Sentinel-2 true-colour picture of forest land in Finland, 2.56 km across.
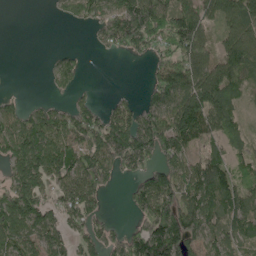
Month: May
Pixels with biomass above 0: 70%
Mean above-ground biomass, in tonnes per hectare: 85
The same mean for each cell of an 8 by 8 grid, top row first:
0 5 80 100 160 124 74 104
0 3 9 64 81 110 62 112
0 23 37 0 20 155 133 83
60 65 72 56 83 142 163 39
132 145 103 152 136 107 64 36
105 118 129 70 84 104 116 67
162 71 109 5 92 133 90 98
114 94 53 71 142 168 80 67
